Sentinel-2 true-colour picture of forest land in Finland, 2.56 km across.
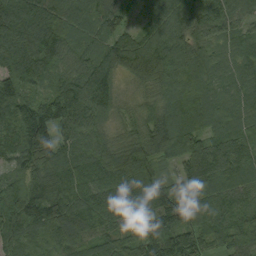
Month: September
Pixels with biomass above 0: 99%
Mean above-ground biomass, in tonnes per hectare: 126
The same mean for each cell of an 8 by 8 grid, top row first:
168 149 107 122 51 130 129 93
174 159 95 115 143 140 95 93
120 78 117 96 104 126 87 92
136 143 136 79 73 124 125 110
106 158 95 92 134 158 143 144
71 150 135 177 181 81 176 119
194 191 164 158 160 170 102 102
135 103 97 111 165 152 84 117
